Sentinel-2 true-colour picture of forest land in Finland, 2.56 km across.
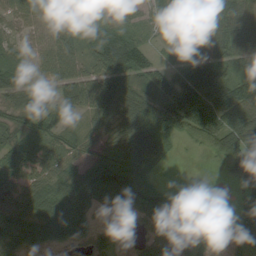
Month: August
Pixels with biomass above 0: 81%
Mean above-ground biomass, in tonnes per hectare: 58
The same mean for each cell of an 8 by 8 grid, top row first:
52 67 62 48 31 62 53 52
34 71 61 112 54 69 67 53
45 30 84 86 64 82 100 49
54 53 40 66 99 91 123 84
48 42 33 58 100 21 30 68
54 62 86 111 50 0 2 46
67 94 82 36 82 48 11 15
66 59 30 35 36 55 21 48
